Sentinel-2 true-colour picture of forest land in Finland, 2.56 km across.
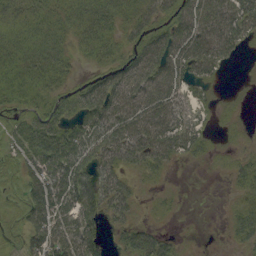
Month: September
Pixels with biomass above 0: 77%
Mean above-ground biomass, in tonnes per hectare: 38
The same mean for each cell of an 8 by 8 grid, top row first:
32 35 41 43 39 51 73 61
37 41 26 35 54 64 69 22
35 38 21 57 69 56 26 2
24 42 46 67 72 41 8 5
33 67 54 63 66 52 20 7
22 64 52 43 23 2 2 29
19 69 54 40 8 8 0 28
14 66 62 11 49 15 1 32
